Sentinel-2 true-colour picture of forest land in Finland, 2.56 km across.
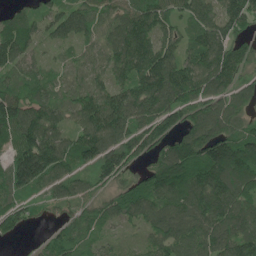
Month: May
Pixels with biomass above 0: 91%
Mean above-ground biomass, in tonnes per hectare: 107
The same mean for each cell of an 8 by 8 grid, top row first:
56 83 97 91 131 85 107 154
121 37 58 100 148 105 143 98
75 67 60 101 153 159 133 91
154 113 109 149 114 119 116 100
122 160 133 117 101 114 151 121
159 137 62 111 76 139 175 157
89 39 70 81 114 121 152 122
20 42 72 34 50 120 117 143
